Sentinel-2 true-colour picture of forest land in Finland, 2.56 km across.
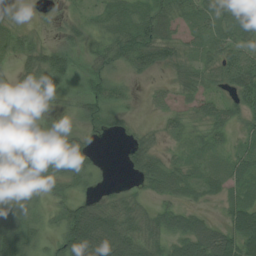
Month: July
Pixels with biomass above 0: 78%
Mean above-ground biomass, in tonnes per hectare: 35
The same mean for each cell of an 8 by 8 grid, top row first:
10 5 16 30 37 43 36 23
40 32 20 51 68 37 32 53
28 56 21 32 11 28 34 80
31 6 25 29 6 30 40 49
19 23 32 3 40 13 24 19
27 27 35 3 49 43 26 30
43 18 53 45 31 35 11 43
47 20 96 82 60 44 67 72
